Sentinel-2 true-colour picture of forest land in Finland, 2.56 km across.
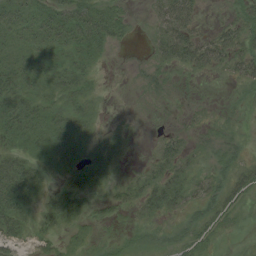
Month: August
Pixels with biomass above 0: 63%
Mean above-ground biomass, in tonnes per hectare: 15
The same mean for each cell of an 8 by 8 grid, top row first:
24 23 35 27 3 41 2 17
16 19 27 11 2 42 33 25
23 21 18 0 4 4 3 18
30 19 15 1 0 2 5 4
20 21 20 7 1 16 6 6
33 9 19 8 15 22 12 17
26 15 13 10 17 16 13 11
13 10 10 7 7 8 13 2
